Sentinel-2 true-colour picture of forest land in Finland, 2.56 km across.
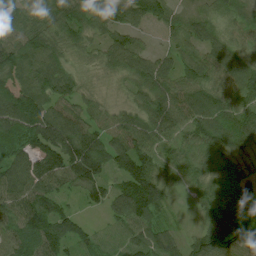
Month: July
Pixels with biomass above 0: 94%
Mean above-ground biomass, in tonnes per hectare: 77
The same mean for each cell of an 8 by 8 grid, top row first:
65 65 82 80 85 46 55 58
92 83 44 76 37 49 70 54
88 95 41 26 78 72 66 85
148 104 70 50 83 106 102 84
74 117 123 95 91 60 79 71
91 105 107 61 117 50 57 69
97 103 34 64 113 13 58 69
94 120 71 46 87 52 99 78
